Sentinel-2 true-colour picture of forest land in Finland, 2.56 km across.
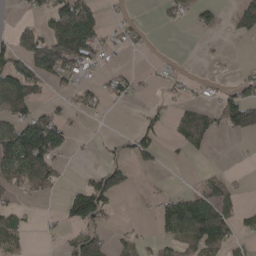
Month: April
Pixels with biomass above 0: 38%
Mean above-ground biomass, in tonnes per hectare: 42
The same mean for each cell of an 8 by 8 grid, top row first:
10 59 120 9 3 24 27 51
63 93 117 21 10 1 4 0
112 53 31 32 9 18 13 28
77 38 23 7 18 27 44 97
131 175 4 16 58 19 27 3
58 67 11 98 8 0 19 6
27 2 124 31 4 87 91 37
53 5 56 24 17 58 109 31
